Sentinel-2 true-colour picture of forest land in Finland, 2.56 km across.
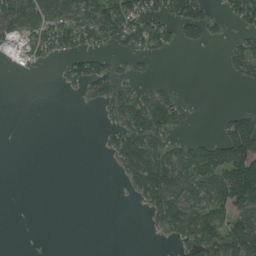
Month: July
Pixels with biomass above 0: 41%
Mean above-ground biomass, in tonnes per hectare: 43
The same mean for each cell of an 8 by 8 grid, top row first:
76 74 78 96 78 90 59 69
28 48 51 36 48 25 12 58
0 0 55 67 20 7 0 29
0 0 1 41 121 83 1 42
0 0 0 43 101 50 62 124
0 0 0 4 107 90 87 151
0 0 0 0 30 103 89 96
0 0 0 0 2 31 81 110
